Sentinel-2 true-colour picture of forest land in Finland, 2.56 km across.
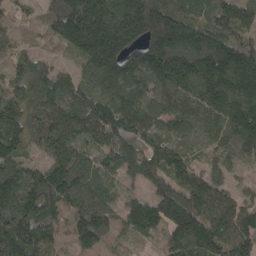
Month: April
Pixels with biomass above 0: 93%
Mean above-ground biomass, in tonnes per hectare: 157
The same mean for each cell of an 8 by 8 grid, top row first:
50 114 321 246 276 184 128 166
63 33 190 273 207 265 264 180
110 152 124 177 143 192 251 250
151 158 165 177 157 136 162 228
160 118 120 141 119 110 72 149
150 186 154 65 134 134 115 28
226 157 137 97 163 186 146 115
274 144 129 77 45 150 194 153
